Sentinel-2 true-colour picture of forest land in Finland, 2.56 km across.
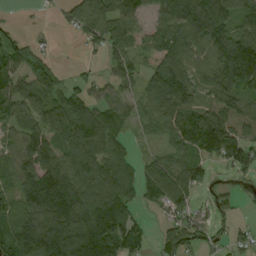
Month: September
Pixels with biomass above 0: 78%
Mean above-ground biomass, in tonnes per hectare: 96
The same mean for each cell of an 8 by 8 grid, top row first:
4 8 86 115 62 133 189 90
84 18 21 71 45 123 129 153
98 91 36 55 65 151 101 145
102 112 96 82 61 124 121 100
74 109 107 86 18 80 165 95
100 182 127 129 71 110 12 17
94 232 182 199 36 89 49 23
82 158 189 186 62 104 54 40
